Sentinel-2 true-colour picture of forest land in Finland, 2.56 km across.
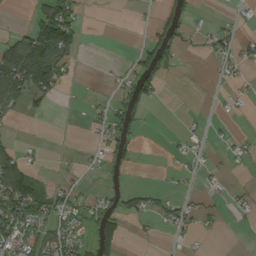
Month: August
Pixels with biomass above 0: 31%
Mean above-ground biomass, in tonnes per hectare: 29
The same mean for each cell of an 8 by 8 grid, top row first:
1 102 27 0 2 35 3 7
80 185 43 0 47 45 21 31
129 121 3 7 60 4 3 11
33 20 2 36 24 0 3 7
14 2 3 44 3 7 11 14
118 9 7 12 0 10 8 7
79 59 31 31 35 30 14 13
58 58 35 50 5 9 6 0
